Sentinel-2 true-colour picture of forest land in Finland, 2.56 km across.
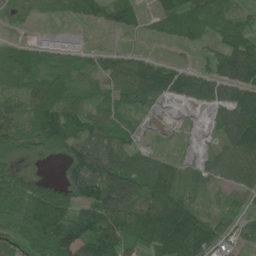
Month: June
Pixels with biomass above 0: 79%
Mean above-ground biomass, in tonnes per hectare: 62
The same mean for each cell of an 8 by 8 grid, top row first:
20 8 52 46 29 72 128 55
53 47 31 15 14 11 38 111
91 82 39 52 91 75 66 87
55 91 78 40 21 4 26 109
56 63 65 54 21 7 7 91
67 14 61 98 90 62 28 51
96 148 69 101 104 117 21 24
53 109 97 99 79 149 75 28
